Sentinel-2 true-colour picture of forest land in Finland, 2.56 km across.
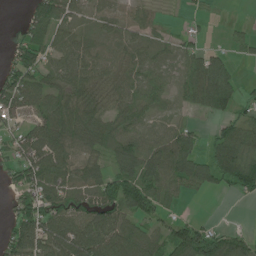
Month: June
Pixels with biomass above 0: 75%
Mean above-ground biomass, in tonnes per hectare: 64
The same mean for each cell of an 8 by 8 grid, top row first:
3 126 38 52 39 3 12 1
48 69 69 58 56 35 34 26
94 59 75 66 59 44 119 34
68 78 96 63 54 21 49 43
59 90 62 76 75 90 39 101
53 117 66 76 99 93 79 108
57 81 70 91 83 24 0 1
80 100 110 99 82 96 100 68
